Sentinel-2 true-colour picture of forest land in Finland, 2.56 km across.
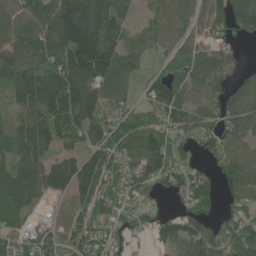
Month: June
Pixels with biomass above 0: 82%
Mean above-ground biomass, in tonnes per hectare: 90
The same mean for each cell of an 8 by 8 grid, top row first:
91 109 219 144 25 65 82 142
97 103 217 128 61 60 56 30
113 146 170 112 41 61 73 44
67 147 162 77 77 92 62 75
86 99 70 130 136 84 52 60
120 130 144 90 109 78 77 65
107 19 59 86 59 30 85 57
69 72 73 71 21 83 89 125
